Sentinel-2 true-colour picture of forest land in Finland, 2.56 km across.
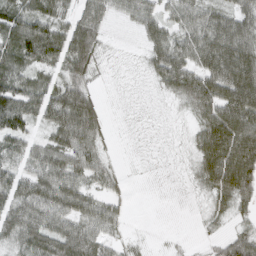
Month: March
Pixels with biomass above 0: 75%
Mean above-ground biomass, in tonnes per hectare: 52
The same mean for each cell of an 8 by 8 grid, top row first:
70 62 57 31 48 48 58 61
79 91 89 5 23 71 83 92
60 37 60 4 7 79 76 95
87 68 104 4 1 9 70 97
45 47 80 16 1 7 85 107
57 78 65 39 1 2 71 125
71 80 69 38 0 0 29 44
63 81 87 35 6 4 16 60
